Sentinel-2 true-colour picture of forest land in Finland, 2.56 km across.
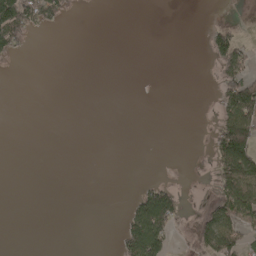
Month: April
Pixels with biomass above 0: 17%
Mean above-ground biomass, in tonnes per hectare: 27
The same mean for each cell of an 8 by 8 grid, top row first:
144 70 4 0 0 0 0 2
40 0 0 0 0 0 31 60
0 0 0 0 0 0 2 118
0 0 0 0 0 0 4 148
0 0 0 0 0 0 21 187
0 0 0 0 2 0 25 163
0 0 0 0 109 67 33 123
0 0 0 6 169 16 82 81
